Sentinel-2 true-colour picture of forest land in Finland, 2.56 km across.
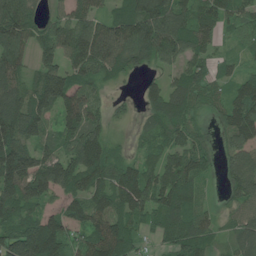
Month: June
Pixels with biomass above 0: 87%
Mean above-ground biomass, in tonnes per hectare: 100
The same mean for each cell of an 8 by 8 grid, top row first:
160 55 96 95 176 136 98 90
108 84 148 133 133 116 66 45
93 133 96 54 41 76 70 72
142 91 118 40 49 103 57 133
135 65 121 51 46 86 39 111
198 155 127 104 102 130 41 110
113 51 80 123 111 130 35 60
188 213 93 167 40 99 68 82
